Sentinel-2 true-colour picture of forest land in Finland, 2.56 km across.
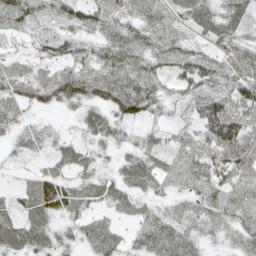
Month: May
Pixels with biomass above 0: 89%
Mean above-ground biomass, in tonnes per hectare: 50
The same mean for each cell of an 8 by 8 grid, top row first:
57 42 59 57 66 51 60 55
15 38 43 75 71 65 37 52
65 56 78 76 78 46 76 82
40 23 28 49 71 18 77 77
23 28 31 32 37 34 67 91
10 51 33 28 54 49 61 68
30 79 39 30 28 42 59 64
54 51 34 43 43 62 30 52
